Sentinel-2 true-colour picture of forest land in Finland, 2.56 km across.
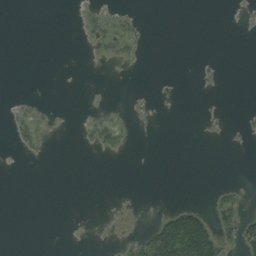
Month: September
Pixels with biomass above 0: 10%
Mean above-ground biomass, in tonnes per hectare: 7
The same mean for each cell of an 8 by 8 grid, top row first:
0 0 4 10 2 0 0 1
0 0 1 12 5 0 0 0
0 0 0 0 0 0 2 0
6 2 1 2 1 0 2 2
7 3 2 12 0 0 0 2
0 0 0 0 0 0 0 0
0 0 0 0 0 21 17 21
0 0 0 1 28 150 108 44
